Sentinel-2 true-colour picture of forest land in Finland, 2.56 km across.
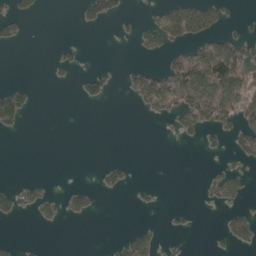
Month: May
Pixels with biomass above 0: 21%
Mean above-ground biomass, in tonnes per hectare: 20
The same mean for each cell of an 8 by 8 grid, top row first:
26 1 15 33 6 67 51 9
9 2 8 0 24 27 49 49
1 4 17 17 49 82 106 84
70 0 0 0 17 49 68 50
0 0 0 0 0 5 17 33
0 0 0 19 0 0 11 20
25 21 20 0 5 5 6 12
4 0 0 5 32 4 2 33
